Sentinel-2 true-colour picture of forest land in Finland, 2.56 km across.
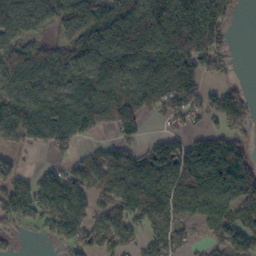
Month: October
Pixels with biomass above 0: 76%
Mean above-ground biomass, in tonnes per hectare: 104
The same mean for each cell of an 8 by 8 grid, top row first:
123 99 146 143 169 257 173 20
103 79 102 123 150 192 178 2
96 83 104 113 134 189 58 15
88 107 122 114 93 94 75 114
51 69 43 57 46 72 92 88
82 89 89 102 148 135 177 165
113 103 109 86 148 161 149 116
18 30 84 79 61 78 43 100
